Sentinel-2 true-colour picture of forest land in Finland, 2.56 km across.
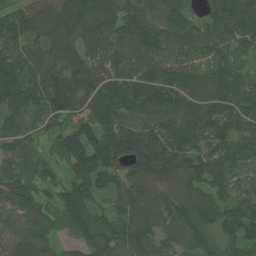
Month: June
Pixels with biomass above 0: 93%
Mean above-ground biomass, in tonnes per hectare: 98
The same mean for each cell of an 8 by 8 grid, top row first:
119 111 152 133 106 100 72 131
91 91 95 89 121 85 65 77
119 129 131 96 119 97 82 70
104 103 93 156 110 118 126 111
70 40 135 137 141 98 86 88
82 48 74 92 113 102 109 56
74 62 99 61 93 98 123 90
79 71 68 104 114 84 72 91
